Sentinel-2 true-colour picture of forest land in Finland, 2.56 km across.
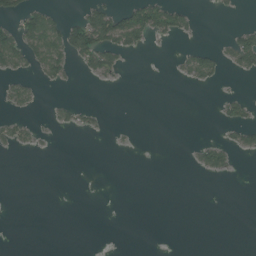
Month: July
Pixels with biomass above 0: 16%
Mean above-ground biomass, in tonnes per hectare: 13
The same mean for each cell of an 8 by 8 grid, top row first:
34 41 22 57 61 40 1 2
61 76 64 53 14 4 13 59
23 19 5 11 0 7 25 5
14 5 19 1 0 0 0 22
25 2 0 2 0 0 25 23
0 0 0 0 0 0 12 1
0 0 0 0 0 0 0 0
0 0 0 0 0 0 0 0
